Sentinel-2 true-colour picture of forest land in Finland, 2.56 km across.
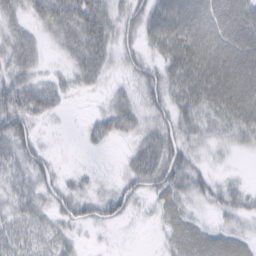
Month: February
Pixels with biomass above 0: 79%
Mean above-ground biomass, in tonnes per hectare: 38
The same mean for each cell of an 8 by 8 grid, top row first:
28 50 73 43 40 76 92 100
41 14 50 44 30 68 99 109
39 22 25 14 36 43 86 106
58 32 2 35 29 37 43 77
48 10 5 14 40 45 27 20
27 26 15 7 50 48 26 7
29 27 34 38 11 33 17 32
32 28 13 4 1 32 40 31
